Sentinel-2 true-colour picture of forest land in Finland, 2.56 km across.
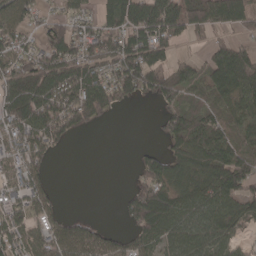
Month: April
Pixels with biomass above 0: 71%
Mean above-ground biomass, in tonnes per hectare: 75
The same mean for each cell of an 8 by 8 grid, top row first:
70 48 52 96 124 127 116 107
65 93 86 98 125 40 43 64
107 133 138 102 113 95 67 124
124 133 128 44 0 63 53 69
84 85 1 0 7 47 87 52
80 40 0 0 63 78 90 110
74 63 0 0 146 93 93 82
64 83 100 52 78 81 86 33
